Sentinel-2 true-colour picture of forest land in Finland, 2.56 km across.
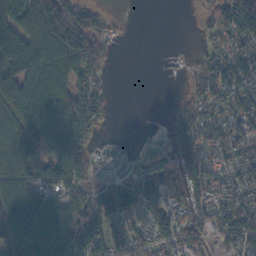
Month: October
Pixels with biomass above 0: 74%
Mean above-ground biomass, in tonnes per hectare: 81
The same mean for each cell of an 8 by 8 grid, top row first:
107 159 99 16 0 0 15 125
206 143 127 24 0 2 33 71
161 140 98 8 0 2 104 105
129 171 150 17 0 35 73 88
143 108 87 22 6 52 81 75
122 75 86 36 58 74 85 66
176 143 100 119 69 70 72 78
120 168 153 88 64 82 49 77
